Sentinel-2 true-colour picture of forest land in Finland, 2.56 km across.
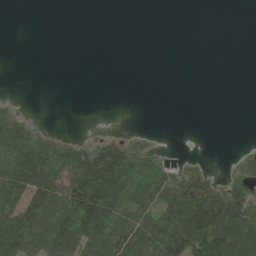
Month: June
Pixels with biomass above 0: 40%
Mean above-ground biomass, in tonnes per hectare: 53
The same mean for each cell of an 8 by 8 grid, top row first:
0 0 0 0 0 0 0 0
0 0 0 0 0 0 0 0
0 0 0 0 0 0 0 0
31 0 0 0 0 0 0 0
119 86 44 69 35 0 0 3
131 100 127 162 91 64 45 56
123 121 172 127 86 151 171 158
154 110 127 122 135 159 153 145
